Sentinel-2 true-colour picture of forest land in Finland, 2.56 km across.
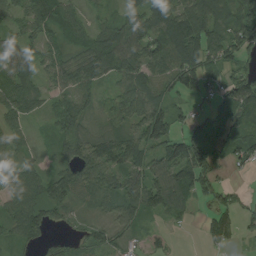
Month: August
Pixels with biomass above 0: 84%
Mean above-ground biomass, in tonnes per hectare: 61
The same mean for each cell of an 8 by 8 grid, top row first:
46 85 42 31 75 106 108 104
56 43 51 80 90 112 92 84
75 41 65 47 87 84 79 62
64 32 53 70 95 47 44 97
40 20 74 96 88 90 101 77
48 52 71 64 69 90 68 6
65 57 26 49 79 49 26 40
39 25 28 34 24 6 38 24
